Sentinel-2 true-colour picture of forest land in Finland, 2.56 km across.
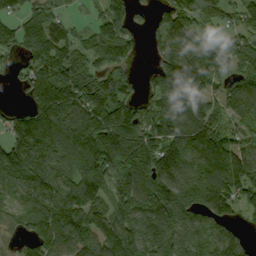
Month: September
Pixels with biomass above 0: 83%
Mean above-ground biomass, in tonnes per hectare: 120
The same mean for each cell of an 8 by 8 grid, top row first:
76 109 19 115 26 124 134 103
80 122 72 130 21 136 115 111
45 153 105 120 37 170 141 112
55 168 158 186 110 158 129 111
130 137 149 169 176 200 194 92
111 125 120 150 164 153 154 148
46 120 171 125 118 161 125 86
35 135 115 152 151 129 122 88
